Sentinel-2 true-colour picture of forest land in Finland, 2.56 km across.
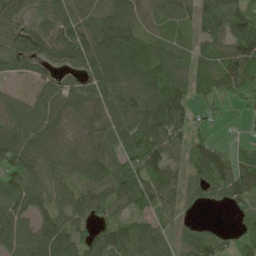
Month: May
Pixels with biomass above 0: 87%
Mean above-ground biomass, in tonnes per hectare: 77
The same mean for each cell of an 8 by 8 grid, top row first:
85 74 84 88 59 73 105 121
81 81 106 114 66 45 65 98
32 48 43 106 95 92 85 129
70 94 80 93 90 115 33 21
108 93 64 73 103 64 60 35
83 90 67 101 113 67 91 116
74 64 67 82 66 54 24 45
88 88 70 86 62 44 66 58
